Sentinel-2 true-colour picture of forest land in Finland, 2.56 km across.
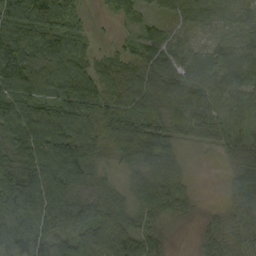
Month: September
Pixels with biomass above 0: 92%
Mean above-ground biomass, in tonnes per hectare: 88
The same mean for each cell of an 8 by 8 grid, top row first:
108 114 54 28 43 45 61 58
121 127 69 31 64 60 59 82
116 91 97 79 110 97 95 100
115 121 142 103 84 79 83 46
112 150 159 75 112 63 45 58
141 150 134 45 86 98 0 67
129 168 148 125 77 70 12 88
117 115 96 112 81 6 57 74
